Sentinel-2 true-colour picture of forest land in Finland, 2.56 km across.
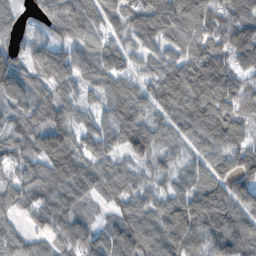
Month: November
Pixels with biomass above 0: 93%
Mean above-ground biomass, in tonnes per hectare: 105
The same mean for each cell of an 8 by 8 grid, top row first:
49 83 140 92 149 177 131 117
63 89 78 75 74 80 137 139
118 116 89 90 67 149 215 118
81 118 61 95 97 115 167 117
77 142 91 86 131 54 91 111
57 106 119 91 57 62 99 120
68 124 74 53 93 125 183 110
65 69 121 112 128 151 119 143
